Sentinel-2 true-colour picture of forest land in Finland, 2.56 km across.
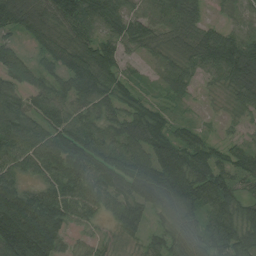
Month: August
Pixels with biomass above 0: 94%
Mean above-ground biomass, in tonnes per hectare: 84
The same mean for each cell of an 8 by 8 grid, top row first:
110 84 125 94 69 80 32 49
61 63 101 79 53 59 123 142
87 63 125 80 28 67 33 111
102 73 66 69 76 31 10 37
102 93 106 86 104 117 62 47
70 68 86 86 111 153 124 70
173 122 80 56 85 115 97 81
197 137 22 23 48 80 89 101
